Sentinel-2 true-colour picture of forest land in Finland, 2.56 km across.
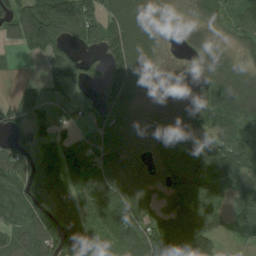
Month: August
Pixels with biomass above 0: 83%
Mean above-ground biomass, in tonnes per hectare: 75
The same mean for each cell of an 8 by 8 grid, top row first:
93 174 152 80 87 18 42 57
27 99 55 91 88 14 51 37
10 68 84 85 79 30 66 76
43 46 45 92 49 62 69 85
59 70 60 96 62 88 90 80
80 86 102 94 58 93 113 51
108 89 81 123 71 86 106 77
83 116 56 61 98 65 102 14
